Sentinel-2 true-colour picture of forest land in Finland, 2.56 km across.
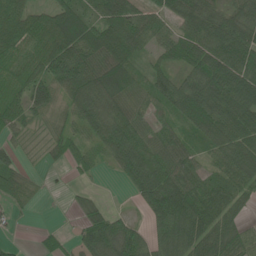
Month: June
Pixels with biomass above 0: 83%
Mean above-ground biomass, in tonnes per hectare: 63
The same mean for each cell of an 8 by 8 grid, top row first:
84 58 65 72 54 62 78 62
70 82 92 100 45 60 81 91
67 76 101 93 41 54 105 98
57 44 80 84 46 56 106 96
22 26 45 103 75 52 54 76
58 7 20 20 109 77 41 69
32 2 22 14 45 116 78 39
6 18 47 96 47 96 83 57
